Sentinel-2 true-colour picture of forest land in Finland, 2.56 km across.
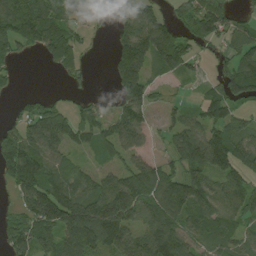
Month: August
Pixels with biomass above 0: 72%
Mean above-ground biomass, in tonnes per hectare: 88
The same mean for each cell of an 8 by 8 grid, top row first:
98 95 51 24 132 54 115 38
55 90 53 63 193 147 33 83
14 1 23 57 130 38 31 129
21 104 68 64 87 35 81 56
134 115 82 113 63 72 152 101
139 124 74 73 127 86 109 79
46 177 172 206 112 113 86 77
76 89 178 122 85 104 52 60
